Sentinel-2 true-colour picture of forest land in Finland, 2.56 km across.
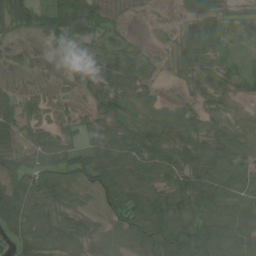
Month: July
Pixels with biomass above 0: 85%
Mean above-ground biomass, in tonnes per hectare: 55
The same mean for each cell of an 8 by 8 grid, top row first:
69 63 105 32 5 12 61 28
22 21 70 54 18 31 54 21
9 6 41 71 50 15 37 47
59 27 18 72 31 29 29 12
58 71 43 89 77 62 60 51
94 75 77 95 74 63 77 54
110 72 46 68 102 90 71 57
60 73 63 46 74 96 86 64
